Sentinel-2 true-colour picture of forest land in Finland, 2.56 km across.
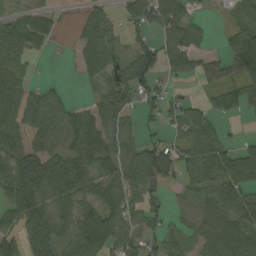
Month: September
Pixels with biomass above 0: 71%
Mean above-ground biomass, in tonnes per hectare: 55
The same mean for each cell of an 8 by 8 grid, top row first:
44 44 21 35 75 79 8 52
71 23 47 56 58 72 19 84
65 6 20 62 79 33 41 76
69 75 34 76 36 47 43 43
64 65 70 47 40 36 71 25
99 89 70 30 76 40 61 76
77 79 55 67 54 21 53 65
51 86 75 78 52 27 59 67
